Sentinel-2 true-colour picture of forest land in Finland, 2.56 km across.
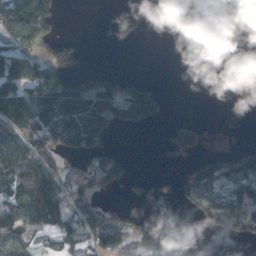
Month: November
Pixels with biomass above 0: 42%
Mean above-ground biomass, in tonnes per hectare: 54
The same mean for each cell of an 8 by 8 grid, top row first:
160 93 0 0 0 0 0 0
101 63 34 0 0 0 0 0
122 121 52 51 30 0 0 0
106 127 131 97 130 0 0 0
84 97 104 25 0 80 54 27
112 94 87 87 9 18 118 134
104 122 80 15 7 5 84 74
86 14 54 107 103 52 2 29
